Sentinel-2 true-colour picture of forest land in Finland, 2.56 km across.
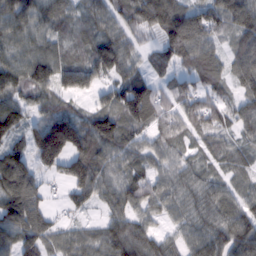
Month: February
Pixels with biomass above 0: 88%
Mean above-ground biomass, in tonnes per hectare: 76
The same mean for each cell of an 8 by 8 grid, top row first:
87 73 38 56 99 107 77 96
74 67 49 98 30 112 76 69
94 96 104 65 61 40 76 60
99 65 45 104 123 65 91 61
55 206 110 94 57 53 38 43
150 37 115 58 63 64 53 41
127 45 40 55 64 62 84 78
87 68 54 85 82 54 98 111
